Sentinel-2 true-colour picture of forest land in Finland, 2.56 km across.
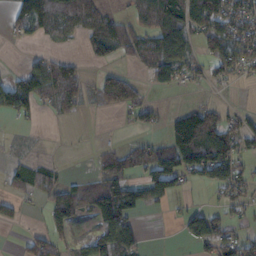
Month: November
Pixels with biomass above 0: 54%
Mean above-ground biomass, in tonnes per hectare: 56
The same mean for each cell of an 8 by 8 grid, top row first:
73 121 92 37 82 100 124 110
7 17 13 71 68 86 50 113
50 114 60 64 25 53 35 34
52 22 24 24 48 35 62 31
6 3 2 13 43 110 127 55
56 46 17 87 75 113 92 71
38 47 54 116 37 14 39 37
8 76 35 117 30 5 81 69
